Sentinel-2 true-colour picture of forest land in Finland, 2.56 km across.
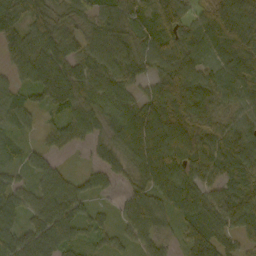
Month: October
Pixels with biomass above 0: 92%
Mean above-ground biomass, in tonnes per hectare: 70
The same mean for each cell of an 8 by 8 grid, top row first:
82 69 50 66 63 80 91 126
70 86 32 84 68 84 74 107
44 108 92 74 54 90 65 71
60 44 78 71 89 97 76 60
37 36 37 35 104 110 87 91
30 59 29 23 74 94 78 78
68 100 60 24 64 55 92 98
83 116 50 40 55 30 90 58
